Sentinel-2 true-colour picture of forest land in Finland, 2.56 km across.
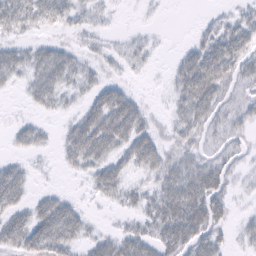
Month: February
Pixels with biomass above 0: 68%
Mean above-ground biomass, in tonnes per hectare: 27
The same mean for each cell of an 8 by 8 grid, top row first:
47 39 22 6 3 0 7 19
23 23 16 13 16 6 42 41
16 41 27 15 4 25 68 31
2 13 24 59 24 21 42 26
16 10 56 47 43 26 23 17
33 2 11 38 19 51 49 11
34 39 16 8 26 59 52 4
40 62 29 30 35 50 40 11
